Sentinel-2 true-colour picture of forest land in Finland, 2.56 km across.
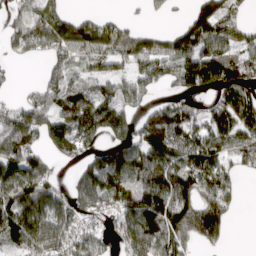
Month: March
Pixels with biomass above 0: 72%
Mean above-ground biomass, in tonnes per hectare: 111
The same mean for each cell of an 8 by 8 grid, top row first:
71 121 55 37 23 20 141 65
66 90 113 110 116 109 113 81
14 82 64 98 102 85 144 143
117 128 163 150 78 130 80 173
168 89 103 98 141 125 126 94
173 91 83 191 207 164 125 57
180 162 107 130 210 175 144 24
114 195 135 63 165 113 92 0
